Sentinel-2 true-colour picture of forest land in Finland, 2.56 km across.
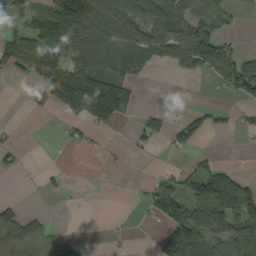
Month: September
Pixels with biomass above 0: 46%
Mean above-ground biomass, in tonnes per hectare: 55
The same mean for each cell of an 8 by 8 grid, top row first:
40 80 213 111 119 105 70 16
95 93 114 96 92 85 144 22
14 94 129 102 20 4 15 104
0 30 113 140 20 15 30 18
14 0 20 3 13 40 8 4
7 12 0 1 4 32 98 41
27 4 0 0 17 100 181 130
56 40 13 6 1 137 69 94
